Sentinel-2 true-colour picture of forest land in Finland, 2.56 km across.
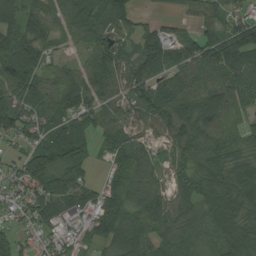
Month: August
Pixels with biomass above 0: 87%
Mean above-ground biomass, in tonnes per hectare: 80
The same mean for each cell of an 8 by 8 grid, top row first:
88 69 130 107 24 46 79 59
106 34 36 83 101 82 99 140
123 63 77 63 115 88 75 92
110 77 95 53 100 109 122 61
42 91 67 61 52 70 71 68
74 113 82 57 71 44 84 83
65 100 82 105 93 68 83 77
58 42 45 90 118 87 70 102
